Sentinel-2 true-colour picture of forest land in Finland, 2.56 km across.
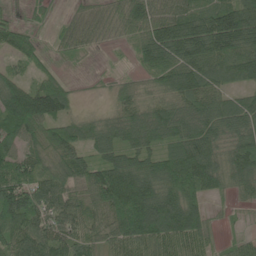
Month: June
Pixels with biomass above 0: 89%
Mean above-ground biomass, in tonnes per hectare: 90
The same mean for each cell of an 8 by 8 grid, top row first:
11 19 33 50 112 112 134 143
54 20 36 12 95 140 137 130
67 49 5 20 46 121 104 72
155 137 30 55 98 107 117 107
84 124 88 106 99 100 112 92
106 94 91 146 127 133 123 89
162 103 83 129 164 124 48 17
102 109 86 93 122 111 50 38
